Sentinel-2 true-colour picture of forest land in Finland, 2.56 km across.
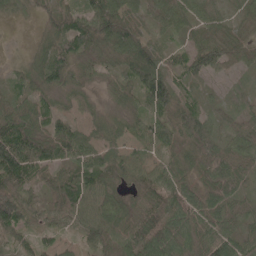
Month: May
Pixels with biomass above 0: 92%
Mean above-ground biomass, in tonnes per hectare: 58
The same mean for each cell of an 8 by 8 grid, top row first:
18 52 73 107 42 55 35 28
3 52 66 57 83 33 82 50
28 65 41 28 96 51 34 15
58 61 38 19 46 84 40 33
127 67 66 47 42 53 67 55
107 54 72 66 62 65 60 50
128 62 85 67 69 88 78 29
35 26 39 63 100 83 66 55
